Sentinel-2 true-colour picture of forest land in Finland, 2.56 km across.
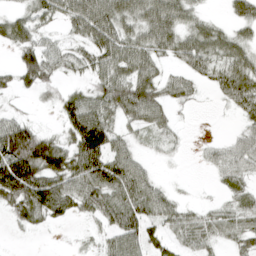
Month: April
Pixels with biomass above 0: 72%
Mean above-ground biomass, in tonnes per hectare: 45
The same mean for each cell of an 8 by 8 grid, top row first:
35 44 77 82 62 60 17 35
44 44 33 77 60 53 55 43
33 37 18 61 64 35 27 63
16 6 82 51 68 18 2 33
120 71 84 61 20 14 12 36
132 90 69 78 43 3 6 33
55 80 39 56 60 35 18 35
3 1 9 42 53 28 33 35
